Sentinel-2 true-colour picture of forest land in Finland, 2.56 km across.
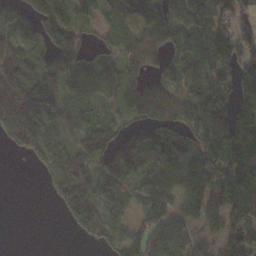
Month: November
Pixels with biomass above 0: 78%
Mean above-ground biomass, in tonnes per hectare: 97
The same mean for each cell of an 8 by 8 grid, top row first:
129 146 64 67 92 97 134 82
108 111 90 43 118 75 126 140
131 134 100 81 72 79 96 115
207 112 48 35 90 96 116 98
92 108 75 114 129 101 110 153
0 69 112 129 89 114 143 153
0 7 179 100 111 96 109 120
0 0 22 111 145 130 50 89
